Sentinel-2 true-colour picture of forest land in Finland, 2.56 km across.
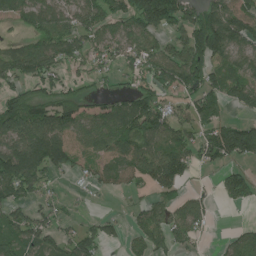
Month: July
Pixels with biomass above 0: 70%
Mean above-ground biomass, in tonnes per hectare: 85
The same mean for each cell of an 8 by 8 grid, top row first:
72 101 96 98 143 121 126 121
54 112 80 69 84 76 186 84
81 98 47 33 71 116 109 92
130 123 111 93 136 63 86 34
128 175 70 109 103 88 111 167
164 81 40 57 70 90 9 71
71 55 8 6 44 67 48 24
96 78 98 41 74 67 13 65
